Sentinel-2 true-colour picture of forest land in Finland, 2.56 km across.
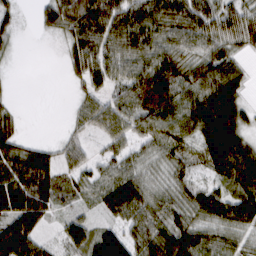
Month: March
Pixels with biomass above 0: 82%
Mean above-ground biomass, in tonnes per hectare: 64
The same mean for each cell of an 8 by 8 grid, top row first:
32 51 88 93 94 80 82 73
15 1 79 67 59 60 53 42
3 0 39 62 94 76 81 62
20 0 32 77 81 75 142 86
65 22 36 39 43 68 119 95
93 85 50 58 49 40 38 91
123 73 29 70 83 59 67 77
117 27 67 114 78 109 55 37
